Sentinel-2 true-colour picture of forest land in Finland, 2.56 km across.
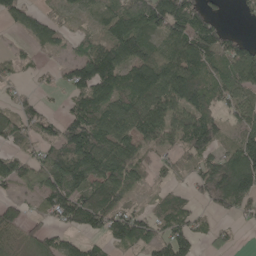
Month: May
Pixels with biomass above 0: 74%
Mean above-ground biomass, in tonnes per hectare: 77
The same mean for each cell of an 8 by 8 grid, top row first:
68 39 39 76 131 163 60 15
16 40 38 115 97 98 116 84
21 11 108 118 139 128 77 120
49 22 86 103 116 79 70 70
52 53 151 110 71 49 85 93
83 99 116 120 38 18 108 186
37 68 126 100 27 66 42 63
39 52 44 76 78 93 34 10
